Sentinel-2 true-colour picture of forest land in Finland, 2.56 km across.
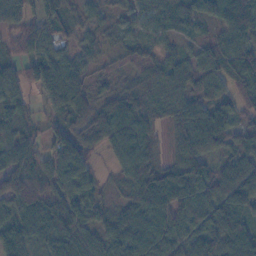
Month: November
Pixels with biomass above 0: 91%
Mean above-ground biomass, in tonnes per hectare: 64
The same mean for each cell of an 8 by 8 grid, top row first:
70 68 30 28 41 37 49 72
40 70 35 26 37 26 45 63
49 89 57 33 55 68 67 69
43 25 58 87 72 60 62 38
71 52 78 81 81 64 90 58
24 66 69 27 115 83 73 85
64 97 79 43 120 86 83 88
65 77 74 64 107 71 79 106
